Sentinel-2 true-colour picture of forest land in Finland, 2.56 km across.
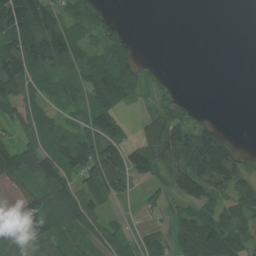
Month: July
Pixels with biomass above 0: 64%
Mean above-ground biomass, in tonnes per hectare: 74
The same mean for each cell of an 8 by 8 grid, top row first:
208 114 72 30 0 0 0 0
145 197 80 98 4 0 0 0
138 65 67 117 47 9 0 0
83 52 51 115 18 68 6 0
65 61 114 122 65 140 177 17
95 104 93 170 69 107 169 98
59 100 135 30 27 34 76 90
48 79 75 87 58 121 154 82
